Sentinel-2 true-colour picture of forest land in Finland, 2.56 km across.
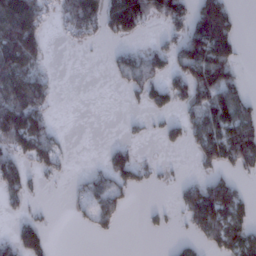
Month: January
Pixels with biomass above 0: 44%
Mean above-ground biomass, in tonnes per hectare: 55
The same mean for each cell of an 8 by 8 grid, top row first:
210 43 140 113 118 85 161 17
158 31 19 12 28 47 151 31
112 46 0 13 78 55 124 32
135 49 0 0 19 31 83 70
94 74 0 18 7 22 100 144
82 24 16 68 23 7 35 28
18 5 16 52 7 23 146 68
54 30 0 5 1 12 49 95
